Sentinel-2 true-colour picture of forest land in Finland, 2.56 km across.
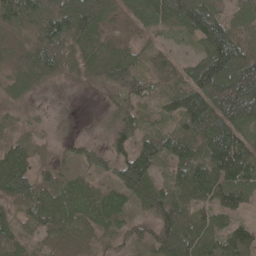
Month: May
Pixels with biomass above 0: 90%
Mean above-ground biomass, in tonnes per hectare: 76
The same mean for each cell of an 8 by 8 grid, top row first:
90 117 114 75 91 73 99 35
74 118 76 71 45 30 100 91
65 61 52 85 65 68 145 124
24 13 8 45 42 78 136 115
54 29 37 53 71 98 129 111
113 54 38 60 107 85 121 113
68 101 71 61 59 104 73 59
84 53 47 50 54 111 90 86
